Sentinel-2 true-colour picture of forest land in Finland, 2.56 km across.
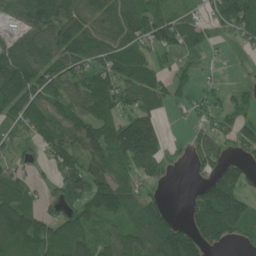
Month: June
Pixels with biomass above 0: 75%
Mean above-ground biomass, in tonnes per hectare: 84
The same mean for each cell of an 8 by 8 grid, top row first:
58 149 104 98 93 55 41 114
80 103 124 94 71 66 35 18
169 118 87 97 93 54 11 10
100 98 105 88 90 21 47 76
44 83 116 144 197 8 58 68
70 22 98 91 61 5 42 55
161 29 80 122 91 9 183 134
149 92 107 74 124 176 88 41
